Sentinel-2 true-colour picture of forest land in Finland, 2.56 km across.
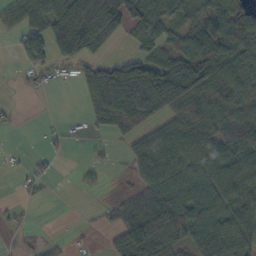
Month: October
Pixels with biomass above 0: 63%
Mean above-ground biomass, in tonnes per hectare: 55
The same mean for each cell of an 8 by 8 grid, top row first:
49 76 114 96 86 51 60 78
28 74 80 14 40 67 97 84
6 25 44 128 148 113 95 77
8 0 14 111 102 67 80 58
1 13 9 12 61 85 80 72
9 17 9 2 49 78 86 68
7 0 2 21 75 82 80 65
2 10 6 35 96 49 92 78
